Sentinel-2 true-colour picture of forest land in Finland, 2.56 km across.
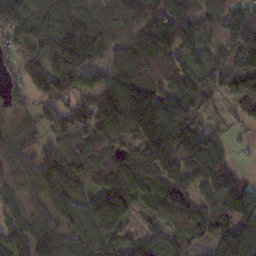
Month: November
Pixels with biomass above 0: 89%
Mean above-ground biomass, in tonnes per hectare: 118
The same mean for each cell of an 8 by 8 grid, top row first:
201 150 149 111 155 128 69 80
132 141 215 103 173 140 65 108
67 129 79 110 129 123 101 91
47 69 106 172 173 159 43 62
96 64 93 122 156 167 111 22
73 132 141 155 139 117 119 44
44 102 83 237 68 133 122 195
106 151 124 129 118 123 71 208
